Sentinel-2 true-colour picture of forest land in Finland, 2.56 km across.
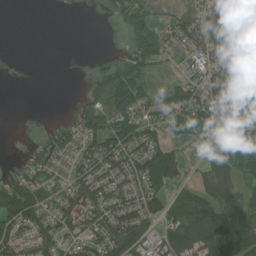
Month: July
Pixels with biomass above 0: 65%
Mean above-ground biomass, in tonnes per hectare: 74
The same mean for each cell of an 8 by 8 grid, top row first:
0 0 4 26 81 37 103 124
4 0 5 1 113 57 136 111
14 0 12 79 56 27 103 117
0 2 58 89 73 99 120 120
0 70 77 108 101 31 54 136
47 63 77 112 126 60 74 58
153 83 119 105 100 63 130 101
88 94 92 116 98 115 153 162
